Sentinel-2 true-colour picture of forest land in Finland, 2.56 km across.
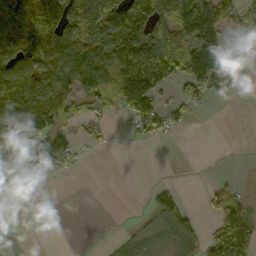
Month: October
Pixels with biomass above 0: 55%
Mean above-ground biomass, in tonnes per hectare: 66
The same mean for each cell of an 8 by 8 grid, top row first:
128 117 132 150 148 120 117 60
100 110 136 130 168 149 140 24
129 101 105 118 200 75 115 61
130 115 44 39 99 38 4 0
109 100 27 7 11 2 0 1
116 69 4 0 0 0 2 5
17 0 0 0 13 84 28 66
0 0 0 12 33 68 55 99
